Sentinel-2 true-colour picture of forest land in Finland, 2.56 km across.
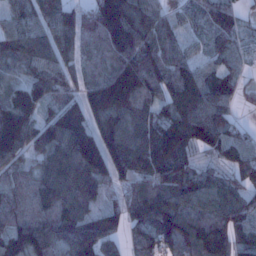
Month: January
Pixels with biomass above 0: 94%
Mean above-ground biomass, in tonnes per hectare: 110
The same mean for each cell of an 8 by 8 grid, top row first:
81 87 94 203 129 46 83 60
75 110 82 130 123 73 57 33
63 112 77 180 177 123 88 35
175 77 140 164 97 135 140 22
160 106 167 154 143 160 99 92
68 113 161 131 119 133 66 74
79 109 126 82 127 128 112 106
124 130 167 75 84 140 166 91
